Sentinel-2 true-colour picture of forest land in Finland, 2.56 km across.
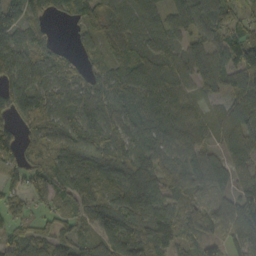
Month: October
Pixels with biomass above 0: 87%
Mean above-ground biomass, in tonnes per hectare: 77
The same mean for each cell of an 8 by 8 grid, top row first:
77 52 47 66 79 74 77 48
100 42 27 51 73 58 89 122
105 82 48 69 80 76 83 82
91 76 90 94 73 84 35 87
78 72 98 91 87 92 45 112
41 82 83 77 173 80 83 59
37 41 70 122 131 70 73 122
50 70 70 84 93 83 61 75
